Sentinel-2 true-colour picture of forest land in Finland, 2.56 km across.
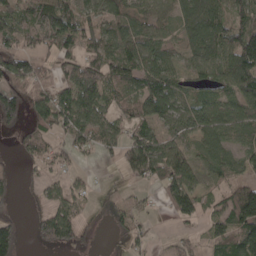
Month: April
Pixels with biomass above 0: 69%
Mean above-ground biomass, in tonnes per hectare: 58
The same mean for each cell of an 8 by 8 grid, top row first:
74 106 87 69 53 62 118 63
57 43 62 68 81 32 92 112
93 40 84 60 74 52 51 106
87 90 106 45 57 70 80 66
20 37 47 51 84 51 67 54
16 22 16 4 61 94 33 44
9 37 29 29 19 61 26 136
59 60 34 6 24 16 35 96
